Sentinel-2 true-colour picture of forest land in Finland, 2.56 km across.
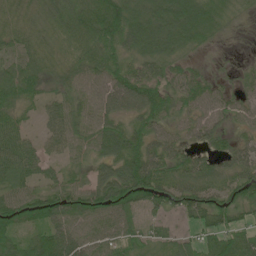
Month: June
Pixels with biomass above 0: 90%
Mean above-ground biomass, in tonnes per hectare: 61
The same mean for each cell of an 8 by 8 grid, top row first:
36 58 73 97 89 94 66 26
57 46 60 69 83 62 25 5
79 42 55 72 75 49 35 24
51 40 58 67 86 55 52 41
89 46 49 81 75 52 39 39
84 41 31 93 104 63 58 83
72 83 83 85 51 50 72 59
54 85 76 58 41 38 50 69
